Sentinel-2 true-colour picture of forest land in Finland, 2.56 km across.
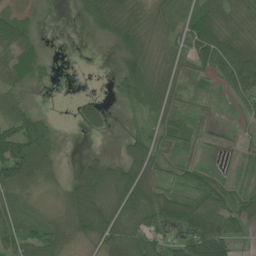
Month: June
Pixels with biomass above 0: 73%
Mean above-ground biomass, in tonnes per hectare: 48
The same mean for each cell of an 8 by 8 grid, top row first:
49 1 26 87 49 58 91 57
73 3 0 23 56 43 104 86
51 17 0 21 80 31 25 110
58 10 38 16 34 24 9 26
113 63 1 2 39 18 9 13
100 45 43 73 56 25 40 13
62 24 71 66 84 93 62 44
76 68 38 94 78 51 136 18
